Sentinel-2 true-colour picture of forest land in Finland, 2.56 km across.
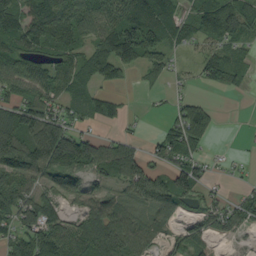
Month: September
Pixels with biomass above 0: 73%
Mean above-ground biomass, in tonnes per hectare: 69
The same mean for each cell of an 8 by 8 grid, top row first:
108 127 94 92 136 78 74 102
102 88 72 123 121 43 37 57
84 83 77 46 20 15 32 39
100 86 55 41 5 21 50 0
158 179 133 50 20 72 27 2
97 79 75 62 109 49 20 7
85 77 55 80 55 63 48 57
68 104 92 131 74 34 39 17
